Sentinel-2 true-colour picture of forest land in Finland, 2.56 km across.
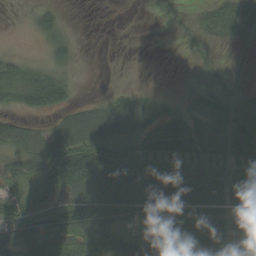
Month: September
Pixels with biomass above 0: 71%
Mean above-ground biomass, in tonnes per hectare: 48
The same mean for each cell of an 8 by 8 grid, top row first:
1 17 0 0 0 13 45 62
2 12 3 0 0 6 18 18
51 51 4 0 0 5 24 21
29 33 33 49 43 24 51 91
51 59 87 64 57 70 56 68
33 75 127 100 103 78 69 61
57 79 102 89 77 94 77 65
82 85 81 55 47 91 90 60
